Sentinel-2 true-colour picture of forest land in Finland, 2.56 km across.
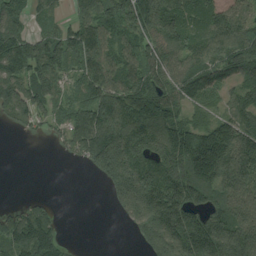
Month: August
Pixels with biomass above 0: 78%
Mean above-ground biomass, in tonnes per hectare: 133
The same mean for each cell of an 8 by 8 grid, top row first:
99 59 83 122 209 138 139 114
185 129 147 93 109 135 124 130
160 145 95 123 124 124 109 82
108 96 103 180 180 88 52 97
0 18 127 253 213 201 222 191
0 0 3 215 244 218 208 210
51 46 0 45 279 278 168 156
151 156 2 0 136 286 303 250
